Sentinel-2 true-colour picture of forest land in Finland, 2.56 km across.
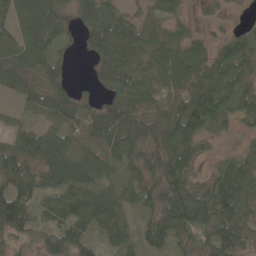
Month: May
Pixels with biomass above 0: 85%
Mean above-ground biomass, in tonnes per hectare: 61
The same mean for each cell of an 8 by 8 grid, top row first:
80 100 47 71 35 37 16 6
75 66 19 93 79 77 43 65
57 65 6 59 77 76 84 63
21 65 69 61 51 56 87 55
64 71 71 66 47 87 19 12
92 59 70 41 44 86 28 91
126 57 92 79 46 101 84 90
31 48 70 55 52 43 44 56
